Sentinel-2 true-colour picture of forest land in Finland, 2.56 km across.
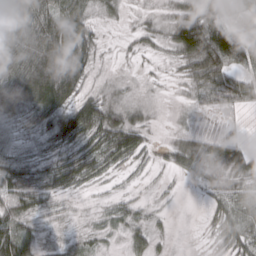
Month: March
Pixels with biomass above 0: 80%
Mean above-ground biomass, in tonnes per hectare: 37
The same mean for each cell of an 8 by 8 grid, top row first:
68 63 48 11 10 41 78 14
78 94 83 2 13 67 150 104
68 120 56 6 4 10 71 54
23 51 68 36 13 5 24 22
7 17 35 55 31 25 44 35
41 31 48 18 10 16 27 24
38 13 3 18 15 3 17 33
71 6 11 8 30 4 7 51
